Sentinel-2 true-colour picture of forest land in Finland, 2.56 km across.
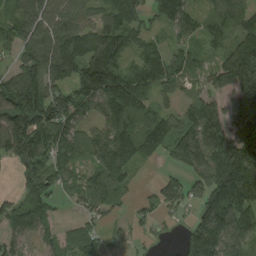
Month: August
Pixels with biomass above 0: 82%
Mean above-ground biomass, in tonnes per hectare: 123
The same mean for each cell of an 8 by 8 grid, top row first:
98 116 91 107 95 144 85 105
99 166 148 176 70 72 65 136
151 140 174 195 114 98 95 217
205 199 115 150 128 75 155 177
177 148 125 170 136 141 215 208
52 138 86 119 5 74 186 243
75 70 50 49 49 82 163 189
81 54 96 38 37 27 247 168
